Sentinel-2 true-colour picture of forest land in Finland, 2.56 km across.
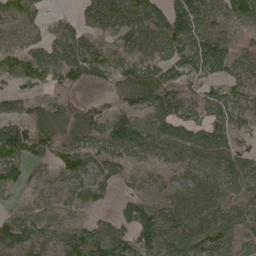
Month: May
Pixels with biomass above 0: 84%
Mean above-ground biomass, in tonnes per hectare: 74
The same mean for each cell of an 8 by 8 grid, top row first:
44 17 33 89 114 110 65 77
30 46 84 35 69 108 127 39
62 55 50 42 116 92 93 86
48 70 75 50 63 96 76 72
132 86 84 110 96 94 100 48
100 36 82 52 27 48 84 92
28 44 34 30 92 89 92 69
91 43 131 124 99 108 109 54
